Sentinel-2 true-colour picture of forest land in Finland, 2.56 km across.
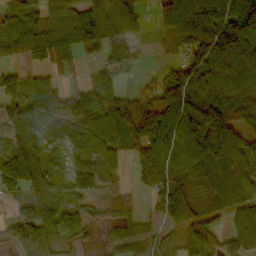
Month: October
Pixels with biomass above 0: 79%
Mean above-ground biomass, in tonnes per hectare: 75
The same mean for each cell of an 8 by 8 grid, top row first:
71 72 77 82 28 164 126 138
98 88 84 82 15 42 131 132
46 43 17 49 17 72 100 96
89 124 95 88 114 114 122 83
64 44 63 76 104 93 107 63
97 53 73 46 69 85 57 70
40 96 36 53 13 110 41 70
89 84 36 28 40 24 97 93
